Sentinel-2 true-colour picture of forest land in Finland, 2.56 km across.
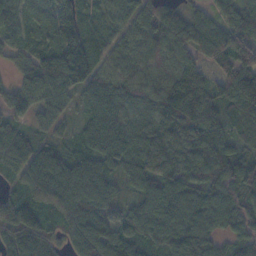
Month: November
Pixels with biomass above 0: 93%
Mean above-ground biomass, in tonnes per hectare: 93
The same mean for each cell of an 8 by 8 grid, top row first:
84 80 89 46 68 99 62 106
56 78 140 61 74 101 104 135
47 126 139 91 85 60 36 173
76 78 35 99 87 103 27 118
97 55 53 104 89 143 147 69
61 148 123 74 99 123 99 122
103 106 124 69 96 109 99 94
91 69 126 119 95 111 95 80
